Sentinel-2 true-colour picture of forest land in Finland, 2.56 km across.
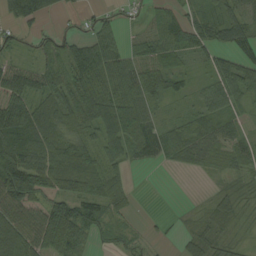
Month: August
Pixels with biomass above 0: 80%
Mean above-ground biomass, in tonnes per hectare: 53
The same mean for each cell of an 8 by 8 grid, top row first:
51 31 20 16 27 43 34 35
25 41 54 50 67 55 54 51
103 66 67 63 75 41 31 74
97 73 89 87 59 14 47 36
87 83 65 64 75 61 71 55
110 91 90 54 1 4 16 29
130 101 58 53 1 2 31 38
93 91 46 25 16 11 49 19
